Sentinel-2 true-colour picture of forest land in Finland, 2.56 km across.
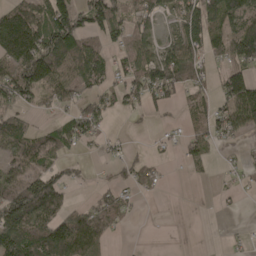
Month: April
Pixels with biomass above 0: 60%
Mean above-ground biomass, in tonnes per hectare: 69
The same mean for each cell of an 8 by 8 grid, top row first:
126 117 84 93 56 60 111 130
189 141 128 42 63 73 81 124
122 117 81 54 86 128 50 117
48 25 73 52 39 23 77 116
104 88 43 14 6 23 63 19
79 97 15 18 45 1 20 16
194 155 49 73 2 0 4 6
140 174 141 19 0 0 5 8
